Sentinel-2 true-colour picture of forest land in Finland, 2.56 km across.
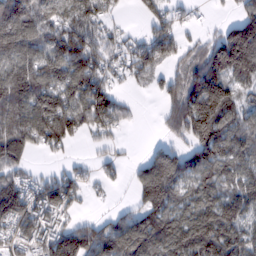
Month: February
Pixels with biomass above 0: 76%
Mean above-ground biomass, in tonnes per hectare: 100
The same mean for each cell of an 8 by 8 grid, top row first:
164 90 125 44 47 47 9 76
136 134 170 54 98 91 83 232
119 103 165 57 38 64 229 106
120 157 141 134 3 113 223 81
135 98 23 30 6 44 163 102
65 40 56 34 76 118 102 92
152 110 34 16 79 84 111 112
77 102 158 127 144 141 173 135
